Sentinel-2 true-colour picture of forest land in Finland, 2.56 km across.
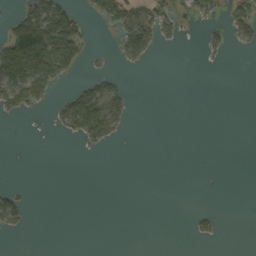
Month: September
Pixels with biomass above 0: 20%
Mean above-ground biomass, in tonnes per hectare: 24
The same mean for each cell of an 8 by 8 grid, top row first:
47 122 34 77 44 35 23 44
172 182 67 6 64 3 18 11
132 106 12 25 0 0 0 0
40 10 114 67 0 0 0 0
0 0 17 15 0 0 0 0
0 0 0 0 0 0 0 0
44 0 0 0 0 0 5 0
1 0 0 0 0 0 9 0
